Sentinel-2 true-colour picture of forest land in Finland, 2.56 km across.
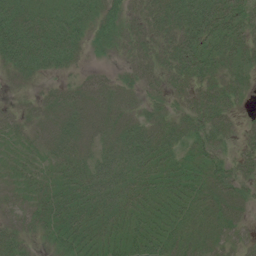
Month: July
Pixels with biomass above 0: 88%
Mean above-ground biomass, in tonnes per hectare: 33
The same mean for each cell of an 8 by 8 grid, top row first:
54 35 48 32 26 45 54 48
66 58 28 22 26 39 47 44
23 15 17 16 21 27 34 27
16 31 43 35 23 22 42 15
18 26 37 37 48 31 34 18
21 27 38 49 36 37 36 33
17 33 44 41 35 37 34 30
34 21 40 39 41 36 33 20
